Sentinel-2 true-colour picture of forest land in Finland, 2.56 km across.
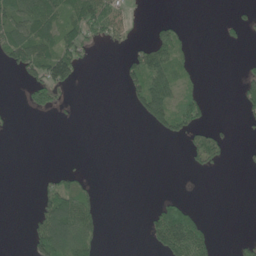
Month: June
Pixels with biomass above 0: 29%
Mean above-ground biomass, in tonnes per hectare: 34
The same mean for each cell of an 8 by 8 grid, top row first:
87 104 86 71 1 10 0 12
97 89 68 11 46 68 0 7
8 100 24 0 84 51 2 24
6 26 3 0 57 89 29 16
0 0 0 0 0 7 73 3
0 20 31 0 0 0 7 1
0 90 105 0 9 87 3 0
0 121 99 0 13 137 67 16
